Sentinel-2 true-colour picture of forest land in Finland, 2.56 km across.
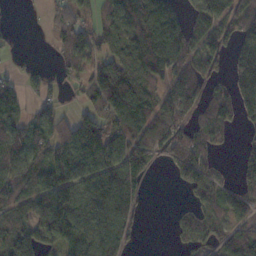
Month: November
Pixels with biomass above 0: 71%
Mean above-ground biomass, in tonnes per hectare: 87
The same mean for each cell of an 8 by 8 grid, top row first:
1 32 55 64 93 53 171 116
15 18 94 72 108 122 120 102
43 45 72 156 106 87 92 106
68 54 60 126 128 147 100 91
90 142 152 132 126 129 82 33
93 120 107 115 83 63 87 67
66 121 119 126 27 12 62 72
92 107 110 96 10 29 56 108
